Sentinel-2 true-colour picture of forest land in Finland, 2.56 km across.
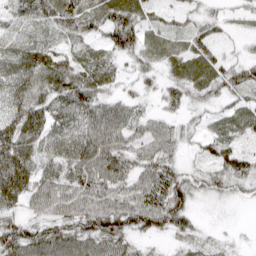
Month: April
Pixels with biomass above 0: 84%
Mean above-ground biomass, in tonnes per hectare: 47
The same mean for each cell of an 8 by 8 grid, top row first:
37 57 70 63 40 22 27 15
38 52 39 52 46 35 44 10
67 70 70 36 24 39 52 45
55 62 64 57 25 25 24 37
78 56 70 61 43 34 24 19
84 52 62 62 54 51 39 31
40 52 63 68 83 73 6 3
77 73 71 75 23 25 19 6
